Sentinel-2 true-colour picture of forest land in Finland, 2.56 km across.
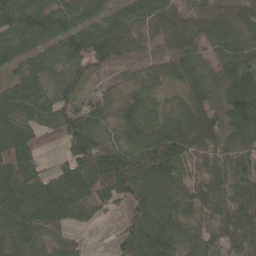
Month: May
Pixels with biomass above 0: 91%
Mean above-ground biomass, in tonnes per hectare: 81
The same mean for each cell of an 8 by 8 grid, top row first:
124 154 83 66 83 81 53 65
76 61 112 119 61 103 48 68
48 58 80 32 72 51 66 115
72 77 95 49 86 59 69 111
110 5 136 71 94 106 82 76
89 74 111 165 103 86 73 103
89 101 65 41 100 90 91 124
63 41 30 21 111 94 64 97
